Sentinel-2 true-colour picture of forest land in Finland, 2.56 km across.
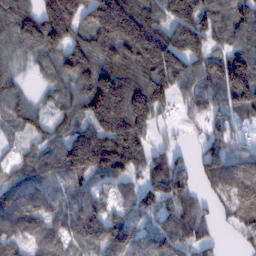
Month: February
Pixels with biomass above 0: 87%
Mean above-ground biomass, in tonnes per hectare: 119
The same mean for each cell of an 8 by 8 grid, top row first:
133 195 157 259 182 181 133 120
67 129 122 176 236 180 119 101
51 53 135 186 170 161 114 203
91 61 109 264 182 46 87 107
32 90 199 200 91 34 82 36
82 99 137 134 92 139 86 89
154 101 113 79 100 89 40 94
89 93 100 161 86 83 49 38
